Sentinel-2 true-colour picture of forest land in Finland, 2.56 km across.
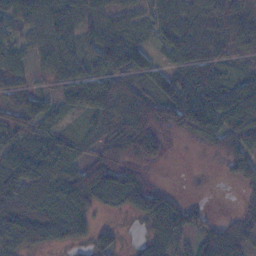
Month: November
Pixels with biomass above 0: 81%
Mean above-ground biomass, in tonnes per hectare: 58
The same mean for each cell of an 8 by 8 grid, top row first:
52 67 62 48 31 62 53 52
34 71 61 112 54 69 67 53
45 30 84 86 64 82 100 49
54 53 40 66 99 91 123 84
48 42 33 58 100 21 30 68
54 62 86 111 50 0 2 46
67 94 82 36 82 48 11 15
66 59 30 35 36 55 21 48
